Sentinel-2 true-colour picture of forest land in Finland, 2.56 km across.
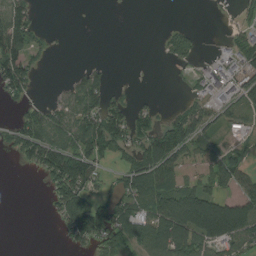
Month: August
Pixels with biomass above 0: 53%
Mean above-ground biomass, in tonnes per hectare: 57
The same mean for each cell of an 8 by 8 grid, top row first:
95 0 0 0 0 0 3 21
115 17 0 0 0 56 4 64
98 0 49 16 0 3 41 57
22 57 94 89 35 36 63 50
72 114 107 92 81 110 64 22
1 78 134 29 110 56 55 71
0 17 119 85 91 164 173 112
0 0 58 84 106 150 104 97
